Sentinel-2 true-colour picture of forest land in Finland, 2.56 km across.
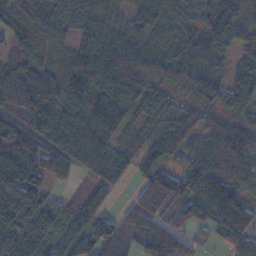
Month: November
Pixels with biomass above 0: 88%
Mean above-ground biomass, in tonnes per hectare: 79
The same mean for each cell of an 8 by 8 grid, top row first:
54 66 75 48 61 27 71 47
62 39 63 106 74 49 93 40
115 92 108 112 81 67 91 66
89 85 100 104 47 41 59 55
116 93 110 84 46 60 100 113
101 93 30 94 58 94 150 95
114 69 43 30 88 69 133 126
101 67 74 108 71 114 26 82
